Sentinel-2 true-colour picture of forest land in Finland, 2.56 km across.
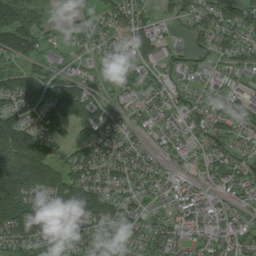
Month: July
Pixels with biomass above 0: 84%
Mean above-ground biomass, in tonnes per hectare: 72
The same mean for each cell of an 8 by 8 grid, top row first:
95 30 45 65 52 30 61 82
112 36 36 53 85 43 56 62
66 68 69 31 47 49 54 36
77 118 147 69 51 57 55 80
155 86 79 85 42 54 70 50
161 102 97 82 68 38 55 75
135 93 103 90 50 69 79 39
108 111 90 68 62 53 59 68
